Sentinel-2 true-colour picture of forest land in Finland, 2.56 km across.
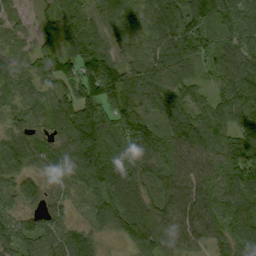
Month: September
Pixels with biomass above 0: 95%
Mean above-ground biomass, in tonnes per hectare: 92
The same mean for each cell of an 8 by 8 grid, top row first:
25 53 93 95 62 98 106 105
41 45 108 78 67 113 81 92
67 65 121 140 103 97 43 102
60 95 141 113 86 124 99 101
94 66 133 107 164 134 124 109
80 45 105 115 103 110 106 125
61 70 32 119 102 96 110 98
100 100 90 24 105 77 74 96
